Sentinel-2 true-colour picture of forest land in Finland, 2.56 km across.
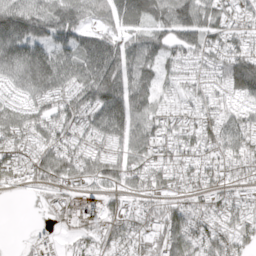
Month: April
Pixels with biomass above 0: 89%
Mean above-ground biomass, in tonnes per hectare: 88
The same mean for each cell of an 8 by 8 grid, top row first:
214 161 127 101 111 126 97 56
170 131 112 117 105 93 82 67
118 195 123 179 96 46 45 124
88 83 104 179 104 54 53 59
85 87 66 74 118 72 80 82
62 103 82 77 88 72 68 51
0 38 65 47 43 73 54 55
3 20 32 61 73 112 80 69
